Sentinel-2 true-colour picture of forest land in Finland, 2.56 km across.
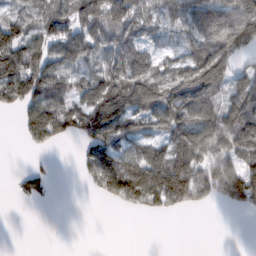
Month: February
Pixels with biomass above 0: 65%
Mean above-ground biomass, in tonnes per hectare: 72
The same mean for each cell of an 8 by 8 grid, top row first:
54 87 142 156 64 57 169 157
110 80 109 79 52 37 117 92
92 101 65 100 114 104 149 72
34 107 92 154 115 121 87 129
3 45 37 103 57 111 120 117
14 28 19 122 112 142 94 114
2 3 0 13 51 46 19 41
0 0 0 0 0 0 0 0
